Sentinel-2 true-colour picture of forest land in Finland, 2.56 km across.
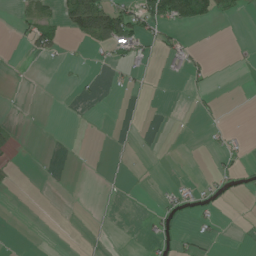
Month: June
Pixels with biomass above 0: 14%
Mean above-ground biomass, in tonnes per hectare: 10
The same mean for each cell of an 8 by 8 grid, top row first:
12 24 99 78 60 65 36 9
2 38 4 28 23 26 2 1
0 0 5 5 6 5 9 0
0 0 0 0 3 0 5 0
10 0 1 3 1 0 5 7
5 0 0 3 0 1 5 18
0 0 0 3 0 17 11 0
0 0 1 2 6 10 9 1
